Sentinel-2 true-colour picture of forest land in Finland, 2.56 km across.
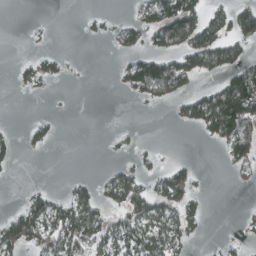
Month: March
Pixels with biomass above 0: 36%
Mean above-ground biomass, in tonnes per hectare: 37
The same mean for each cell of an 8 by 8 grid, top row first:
0 0 7 9 44 118 63 73
0 7 0 12 45 63 94 45
13 22 2 7 121 88 20 95
0 4 0 0 2 23 108 149
15 17 0 8 7 1 12 106
2 0 9 32 37 68 3 16
19 63 68 45 75 68 12 4
58 50 80 68 76 66 7 18
